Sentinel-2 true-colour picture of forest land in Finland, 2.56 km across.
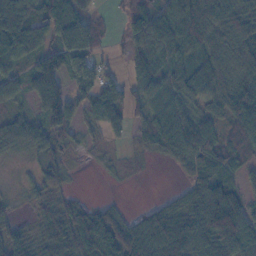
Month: November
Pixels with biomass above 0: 81%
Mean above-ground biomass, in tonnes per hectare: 66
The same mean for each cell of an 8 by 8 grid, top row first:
111 103 63 13 74 89 58 68
98 69 107 17 68 75 61 71
56 96 72 48 68 76 102 67
38 89 52 86 48 75 47 92
67 70 29 18 33 85 84 70
6 56 3 10 4 7 88 44
16 58 60 36 20 67 139 111
64 70 110 120 103 128 101 106
